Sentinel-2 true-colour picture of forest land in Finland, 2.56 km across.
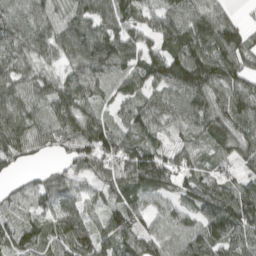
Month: April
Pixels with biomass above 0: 91%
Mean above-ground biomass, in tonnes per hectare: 85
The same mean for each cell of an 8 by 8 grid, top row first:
89 85 113 127 63 103 86 18
85 76 131 134 85 95 128 99
74 64 91 86 87 123 133 98
80 84 98 46 82 94 110 112
92 68 104 98 89 52 54 89
25 47 66 89 135 85 61 56
70 62 56 38 62 59 94 112
73 81 82 87 81 75 117 89
